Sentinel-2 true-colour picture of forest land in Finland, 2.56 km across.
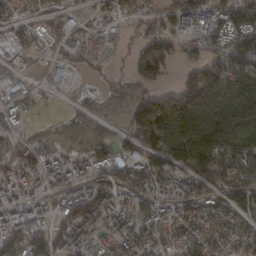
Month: February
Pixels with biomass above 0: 79%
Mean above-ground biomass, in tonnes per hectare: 85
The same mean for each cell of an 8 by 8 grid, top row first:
52 70 23 39 64 106 116 147
61 43 53 24 79 49 77 149
43 28 5 25 62 37 147 111
58 12 36 13 179 184 150 169
76 44 30 87 130 125 184 118
90 84 84 73 89 83 119 88
109 66 178 109 76 80 86 103
101 114 97 75 101 80 86 91
